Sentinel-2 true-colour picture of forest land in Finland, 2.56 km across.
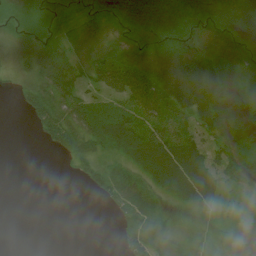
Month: July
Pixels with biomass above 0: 72%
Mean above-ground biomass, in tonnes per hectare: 29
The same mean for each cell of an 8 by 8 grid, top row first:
17 25 16 7 2 3 11 18
10 31 21 23 26 13 22 31
12 52 28 60 81 49 47 9
7 56 58 48 59 49 46 8
0 21 48 52 74 69 42 13
0 0 18 56 48 83 66 37
0 0 0 20 63 18 35 13
0 0 0 2 64 29 21 9
